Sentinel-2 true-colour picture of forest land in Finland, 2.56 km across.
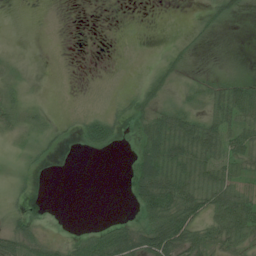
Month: July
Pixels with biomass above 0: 49%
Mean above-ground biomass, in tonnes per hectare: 25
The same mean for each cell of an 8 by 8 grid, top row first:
0 0 0 0 0 0 22 17
1 0 0 1 3 14 4 0
16 0 0 2 20 19 20 25
34 12 6 16 35 41 33 52
10 19 18 28 46 71 62 38
11 2 0 0 68 72 50 30
13 0 0 0 57 73 44 66
51 17 26 62 70 89 42 48
